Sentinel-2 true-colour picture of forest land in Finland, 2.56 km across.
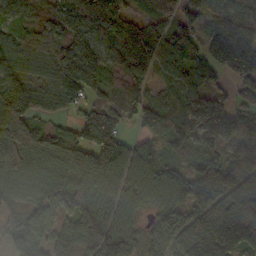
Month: October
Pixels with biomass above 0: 91%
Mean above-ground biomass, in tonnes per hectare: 108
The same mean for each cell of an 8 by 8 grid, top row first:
80 103 160 114 44 67 81 122
90 125 172 125 161 119 116 211
97 92 175 76 67 85 83 93
180 58 58 98 113 104 223 102
129 104 102 114 57 68 78 91
96 87 104 82 86 89 133 116
66 68 84 70 51 87 110 153
82 81 159 149 69 96 212 219
